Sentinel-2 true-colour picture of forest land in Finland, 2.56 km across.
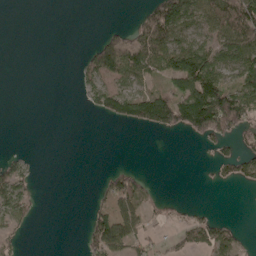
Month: May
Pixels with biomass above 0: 38%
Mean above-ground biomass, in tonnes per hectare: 43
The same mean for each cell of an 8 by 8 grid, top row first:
0 0 0 0 34 141 76 128
0 0 7 93 119 125 92 95
0 0 31 88 80 92 140 66
0 0 3 76 109 108 179 125
0 0 0 0 0 0 38 36
55 0 0 45 25 0 5 46
73 0 0 63 41 4 8 0
22 0 18 93 39 19 71 21
